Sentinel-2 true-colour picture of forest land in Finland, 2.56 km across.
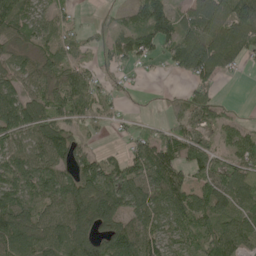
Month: May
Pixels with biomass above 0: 78%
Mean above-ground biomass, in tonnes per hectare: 76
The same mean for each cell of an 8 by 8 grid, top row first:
91 52 11 37 118 76 107 128
45 49 45 62 65 94 129 89
68 59 76 23 4 12 66 7
138 83 64 20 5 49 86 13
76 127 40 9 71 96 45 61
112 109 94 98 103 92 79 84
122 74 143 139 103 89 91 64
125 104 110 113 103 53 81 78
